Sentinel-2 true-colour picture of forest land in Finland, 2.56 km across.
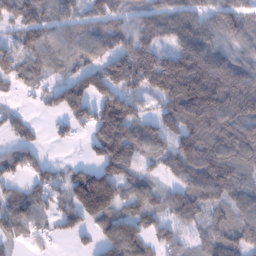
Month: January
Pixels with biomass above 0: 82%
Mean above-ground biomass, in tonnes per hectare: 102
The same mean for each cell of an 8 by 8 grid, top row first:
74 56 60 87 67 102 83 102
72 85 85 87 150 106 124 69
66 49 103 153 193 262 206 132
25 38 115 229 69 197 216 145
57 20 24 264 122 135 151 145
57 54 82 145 62 73 155 106
69 33 143 125 87 95 76 83
49 23 23 122 103 68 74 99
